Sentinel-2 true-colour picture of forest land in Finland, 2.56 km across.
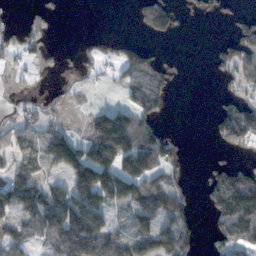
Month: November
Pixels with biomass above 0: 48%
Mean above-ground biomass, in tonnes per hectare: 56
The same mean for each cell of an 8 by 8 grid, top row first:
6 36 0 0 78 40 25 25
30 26 8 22 42 0 4 75
12 5 12 23 76 16 4 40
22 32 16 85 63 0 10 98
39 74 67 188 117 23 6 57
67 32 119 124 120 18 30 77
74 133 145 59 92 82 35 155
68 76 179 89 84 97 22 71
